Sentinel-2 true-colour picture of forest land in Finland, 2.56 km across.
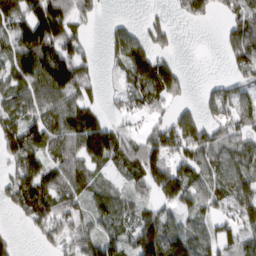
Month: March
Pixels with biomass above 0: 73%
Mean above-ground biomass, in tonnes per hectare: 81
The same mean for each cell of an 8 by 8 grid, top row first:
134 180 73 9 18 18 38 80
82 141 63 71 122 22 0 109
98 145 99 16 166 90 10 66
86 94 118 30 52 44 45 74
117 98 127 156 105 105 110 78
98 100 78 37 108 123 75 92
58 109 59 94 51 66 61 82
27 56 65 72 150 105 69 88
